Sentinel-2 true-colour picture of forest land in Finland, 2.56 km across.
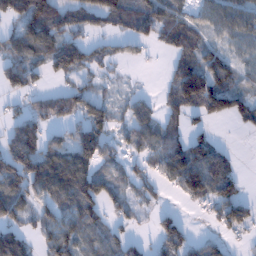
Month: January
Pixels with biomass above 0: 67%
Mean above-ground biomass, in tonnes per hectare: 73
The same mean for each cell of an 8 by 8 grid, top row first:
105 131 78 99 94 81 58 92
97 92 71 35 31 78 61 52
92 28 35 17 2 80 130 62
25 70 83 54 55 60 102 82
113 76 121 46 61 89 84 1
108 137 147 57 50 121 152 38
98 72 127 51 36 17 43 94
109 66 80 67 26 108 37 15
